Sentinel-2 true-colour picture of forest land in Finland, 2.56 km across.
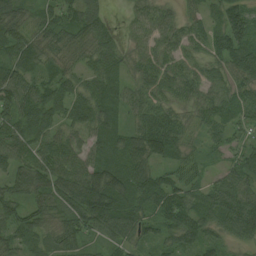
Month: August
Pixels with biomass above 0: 93%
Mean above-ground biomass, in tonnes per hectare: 66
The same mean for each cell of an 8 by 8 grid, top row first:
64 59 75 16 41 34 41 95
83 65 51 61 38 48 53 97
87 67 52 73 48 61 51 62
90 100 74 63 62 43 49 55
85 71 49 71 107 74 32 33
68 86 88 97 85 53 31 64
65 67 128 123 65 101 75 107
55 47 69 57 53 68 59 59
